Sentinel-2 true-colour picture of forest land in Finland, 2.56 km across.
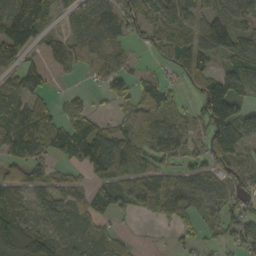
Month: October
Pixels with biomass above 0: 72%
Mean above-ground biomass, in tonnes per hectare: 65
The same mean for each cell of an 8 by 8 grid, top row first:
137 74 46 81 74 64 69 72
122 34 56 56 28 91 90 96
74 43 14 64 31 21 104 103
94 72 44 18 74 40 118 80
103 82 97 109 59 57 73 76
45 58 17 70 80 54 55 51
70 69 61 64 52 58 47 58
121 87 57 38 3 12 21 56
